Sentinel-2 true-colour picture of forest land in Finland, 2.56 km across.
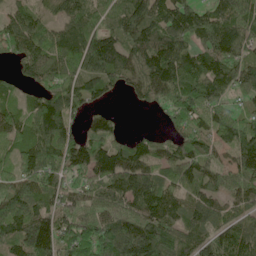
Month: June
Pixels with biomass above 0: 89%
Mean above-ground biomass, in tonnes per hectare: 111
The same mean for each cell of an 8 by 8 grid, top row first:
107 48 97 79 151 146 116 127
125 131 135 141 140 131 129 108
48 97 104 96 113 145 158 97
58 152 63 36 17 81 125 55
79 166 105 96 65 88 95 135
142 134 71 143 119 85 89 99
187 80 86 101 121 107 96 68
154 158 134 201 237 125 94 106
